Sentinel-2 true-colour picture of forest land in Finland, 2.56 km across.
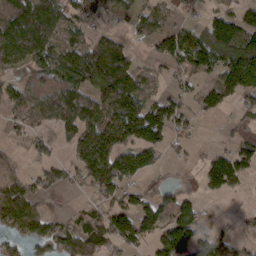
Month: March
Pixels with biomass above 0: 66%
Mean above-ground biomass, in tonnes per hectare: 93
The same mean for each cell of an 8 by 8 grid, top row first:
121 137 71 50 87 36 44 76
142 117 122 144 31 134 186 162
58 104 139 182 67 44 69 148
68 131 212 158 166 86 47 38
24 37 134 179 146 32 11 55
64 56 79 175 68 21 86 78
171 35 24 90 112 139 15 10
65 110 122 90 82 140 89 30
